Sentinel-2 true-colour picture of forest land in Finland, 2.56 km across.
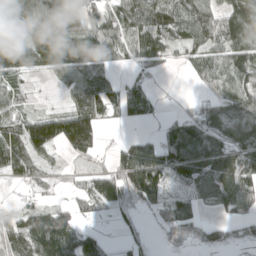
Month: April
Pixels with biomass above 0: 74%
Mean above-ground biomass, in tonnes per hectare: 78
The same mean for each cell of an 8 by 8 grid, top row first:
97 96 122 86 136 120 108 143
103 129 86 89 112 58 87 130
53 28 89 49 36 1 66 109
50 46 118 49 58 19 83 103
109 135 129 15 70 114 118 99
65 35 36 80 166 70 114 112
30 59 44 57 37 62 28 64
91 141 100 9 12 43 47 29
